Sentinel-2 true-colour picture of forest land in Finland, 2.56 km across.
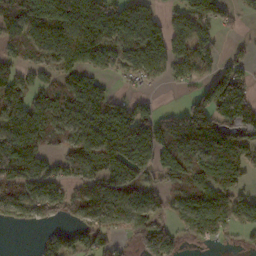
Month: November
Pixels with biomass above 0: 71%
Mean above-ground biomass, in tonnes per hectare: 87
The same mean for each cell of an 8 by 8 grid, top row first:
110 180 160 125 124 55 100 27
59 74 141 108 120 83 60 22
69 45 84 31 51 50 85 92
95 100 83 109 46 43 108 137
134 57 90 173 135 105 136 98
103 95 79 118 69 93 132 98
92 79 75 124 85 60 118 98
0 35 49 56 87 53 68 18
